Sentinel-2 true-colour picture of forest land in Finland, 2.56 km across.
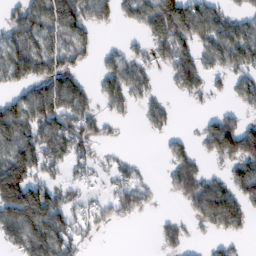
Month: February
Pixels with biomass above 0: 59%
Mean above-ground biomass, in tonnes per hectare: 71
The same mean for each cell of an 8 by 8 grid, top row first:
56 125 106 60 98 177 108 49
99 82 64 20 41 119 81 120
69 111 44 99 66 73 45 59
89 131 94 34 37 15 18 47
108 104 78 12 0 34 77 142
134 50 36 40 23 99 58 86
165 142 51 60 41 7 130 83
82 137 54 1 0 49 22 22
